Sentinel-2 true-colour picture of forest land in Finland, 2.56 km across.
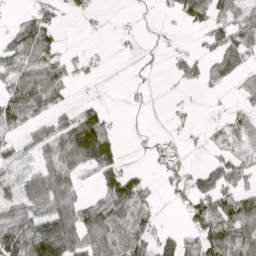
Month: April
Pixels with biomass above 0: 54%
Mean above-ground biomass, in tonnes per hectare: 51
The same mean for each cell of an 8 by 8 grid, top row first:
9 48 14 3 3 29 81 51
74 79 7 3 11 10 29 52
76 96 16 0 7 20 29 28
86 49 49 14 4 13 2 27
31 68 155 86 8 14 16 36
28 88 48 77 31 46 73 61
61 105 91 80 48 15 92 97
113 173 113 90 65 49 88 79
